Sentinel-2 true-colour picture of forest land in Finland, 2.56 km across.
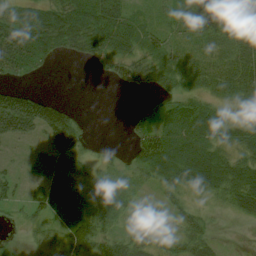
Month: August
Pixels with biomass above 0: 70%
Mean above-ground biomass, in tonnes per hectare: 33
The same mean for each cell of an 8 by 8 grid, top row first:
43 55 69 56 13 21 22 28
79 53 45 49 28 22 20 42
23 2 0 19 31 32 40 51
136 71 9 0 25 39 34 17
25 37 28 5 68 53 41 32
17 25 20 18 29 50 66 54
13 31 19 23 5 19 12 26
5 34 75 43 28 24 25 0
